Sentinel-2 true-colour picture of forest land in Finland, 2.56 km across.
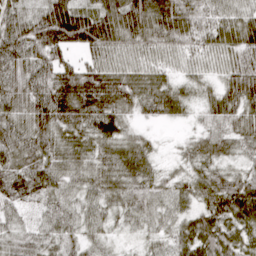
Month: April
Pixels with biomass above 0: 96%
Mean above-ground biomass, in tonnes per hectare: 69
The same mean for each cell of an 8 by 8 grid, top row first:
66 95 99 96 111 104 66 62
86 95 58 81 73 64 65 87
79 84 112 90 73 48 38 100
74 113 103 87 48 49 53 80
83 72 75 66 42 14 68 56
89 82 62 70 62 36 64 52
52 48 59 50 61 53 67 86
60 56 46 22 28 55 91 66
